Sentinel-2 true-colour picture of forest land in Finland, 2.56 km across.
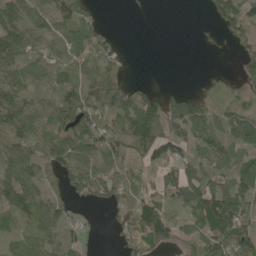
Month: May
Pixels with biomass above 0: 71%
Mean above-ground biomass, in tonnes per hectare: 53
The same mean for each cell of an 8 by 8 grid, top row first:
69 62 55 0 2 0 24 83
72 43 48 43 0 0 6 40
48 36 43 60 9 0 19 46
83 54 103 61 105 73 49 47
61 63 92 82 106 75 78 50
72 47 80 61 28 84 63 61
70 60 27 45 75 39 107 77
36 48 48 16 87 46 64 84
